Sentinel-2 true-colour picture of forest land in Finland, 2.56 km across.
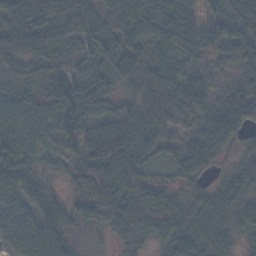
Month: November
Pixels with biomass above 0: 95%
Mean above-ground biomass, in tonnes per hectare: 56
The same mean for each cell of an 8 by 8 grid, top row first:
63 56 72 63 63 77 32 53
61 66 33 52 51 48 54 79
28 56 52 41 69 65 46 50
33 37 78 46 84 78 61 89
44 22 106 157 74 38 74 33
63 24 43 88 39 35 25 44
55 48 33 86 72 50 54 52
45 71 12 40 38 89 75 33
